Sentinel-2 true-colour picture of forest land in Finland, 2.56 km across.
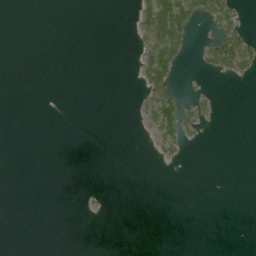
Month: July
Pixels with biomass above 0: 11%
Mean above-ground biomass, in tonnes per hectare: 11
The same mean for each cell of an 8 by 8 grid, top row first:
0 0 0 0 40 115 55 28
0 0 0 0 37 68 42 82
0 0 0 0 42 29 5 17
0 0 0 0 23 66 19 0
0 0 0 0 2 41 1 0
0 0 0 0 0 0 0 0
0 0 1 0 0 0 0 0
0 0 0 0 0 0 0 0
